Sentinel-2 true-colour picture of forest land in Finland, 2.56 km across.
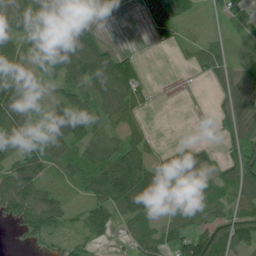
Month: June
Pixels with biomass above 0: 74%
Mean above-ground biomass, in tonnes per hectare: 58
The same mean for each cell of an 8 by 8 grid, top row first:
80 79 46 18 42 96 18 63
80 70 127 29 2 21 56 16
90 34 106 124 27 3 24 68
91 56 96 74 28 0 7 79
78 72 74 69 56 15 16 73
79 41 55 114 103 81 49 88
79 82 23 70 79 62 71 71
10 39 34 19 73 71 108 35
